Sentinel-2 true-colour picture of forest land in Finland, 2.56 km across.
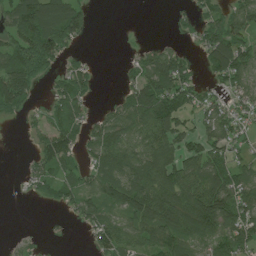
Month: July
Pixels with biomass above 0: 66%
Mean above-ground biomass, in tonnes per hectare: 61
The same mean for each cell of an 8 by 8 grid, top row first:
99 121 73 0 0 10 62 74
89 128 15 0 25 24 83 81
125 27 68 0 96 115 27 68
37 40 48 39 110 96 56 39
0 73 56 101 86 74 65 36
3 59 40 85 100 96 113 58
0 14 53 59 101 118 138 103
12 1 1 74 70 89 73 82
